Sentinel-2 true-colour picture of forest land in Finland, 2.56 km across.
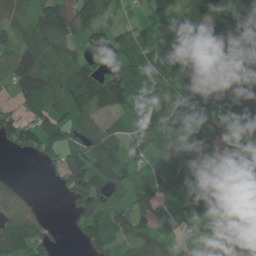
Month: June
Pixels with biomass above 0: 81%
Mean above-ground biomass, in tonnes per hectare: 90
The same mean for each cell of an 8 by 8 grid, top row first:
84 136 115 41 44 105 139 69
110 131 73 162 141 182 137 92
130 125 142 115 110 120 100 84
59 104 96 82 84 96 55 86
73 99 90 94 60 87 72 91
17 12 141 124 51 107 107 109
42 8 75 89 75 40 67 84
116 58 42 82 70 48 80 85
